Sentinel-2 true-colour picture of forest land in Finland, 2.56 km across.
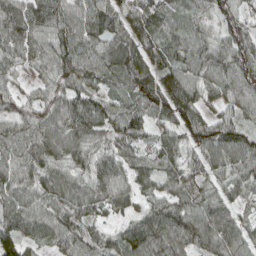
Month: April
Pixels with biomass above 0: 94%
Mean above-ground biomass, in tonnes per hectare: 74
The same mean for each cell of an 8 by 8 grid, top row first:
90 88 78 77 90 60 48 43
81 76 85 85 103 71 81 72
36 55 83 54 93 102 76 85
61 72 102 76 76 104 51 56
79 90 71 47 45 62 83 90
73 73 51 83 53 62 64 67
92 77 80 54 44 80 77 34
90 53 89 57 108 105 94 79
